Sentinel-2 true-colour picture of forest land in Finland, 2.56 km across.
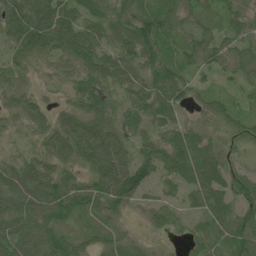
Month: June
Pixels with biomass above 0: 91%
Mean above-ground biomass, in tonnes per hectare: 61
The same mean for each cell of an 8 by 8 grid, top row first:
99 100 65 72 80 57 40 61
57 69 91 52 89 43 63 59
39 22 57 67 72 72 24 41
52 40 68 59 72 48 44 36
20 55 97 83 60 86 56 37
69 73 45 106 78 63 83 46
74 80 72 67 34 26 67 66
76 82 59 57 25 13 42 79
